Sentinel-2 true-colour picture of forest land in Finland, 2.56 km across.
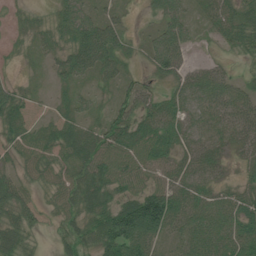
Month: July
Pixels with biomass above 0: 81%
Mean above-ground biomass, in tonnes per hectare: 43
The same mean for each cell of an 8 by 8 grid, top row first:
11 12 48 25 12 42 31 49
7 23 73 65 22 84 8 40
14 10 28 25 20 43 56 22
42 8 28 37 47 44 49 54
31 42 63 63 55 46 52 41
27 33 50 59 43 52 41 17
55 18 48 58 138 71 61 57
57 5 43 94 74 29 61 72
